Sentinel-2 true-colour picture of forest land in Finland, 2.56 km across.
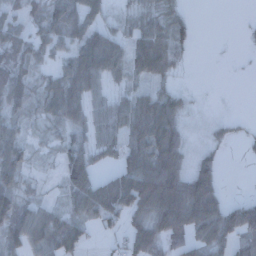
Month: December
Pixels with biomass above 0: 71%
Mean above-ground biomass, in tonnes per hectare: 49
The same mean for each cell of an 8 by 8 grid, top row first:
26 54 68 23 40 31 0 1
52 40 68 71 78 49 0 2
54 32 81 40 37 17 0 0
43 45 53 64 97 57 6 1
53 15 47 53 86 76 17 9
60 6 103 46 132 94 61 0
71 28 72 79 68 108 99 64
61 69 52 15 74 59 86 60
